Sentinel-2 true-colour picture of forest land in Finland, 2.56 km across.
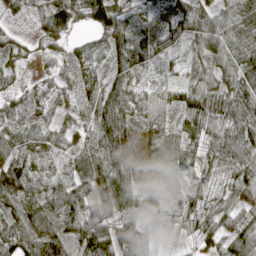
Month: April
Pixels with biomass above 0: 92%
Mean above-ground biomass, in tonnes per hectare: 57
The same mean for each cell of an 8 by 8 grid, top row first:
14 62 60 90 25 51 59 63
29 24 29 76 64 27 76 69
22 22 42 64 21 21 61 66
20 27 33 100 55 43 82 61
47 37 43 142 57 61 48 76
109 45 54 112 35 48 37 51
82 88 69 64 54 51 44 38
100 130 88 89 63 6 38 67
